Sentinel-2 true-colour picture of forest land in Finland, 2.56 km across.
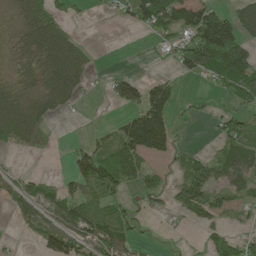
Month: May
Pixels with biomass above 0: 54%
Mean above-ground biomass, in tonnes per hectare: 50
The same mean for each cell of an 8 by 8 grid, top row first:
25 56 8 17 91 78 86 57
33 106 44 0 0 54 139 110
43 70 59 37 37 23 31 103
72 46 7 6 106 31 15 51
66 20 27 62 123 29 6 68
25 13 82 84 51 22 83 61
38 61 81 57 22 46 71 33
6 58 61 94 14 8 36 53
